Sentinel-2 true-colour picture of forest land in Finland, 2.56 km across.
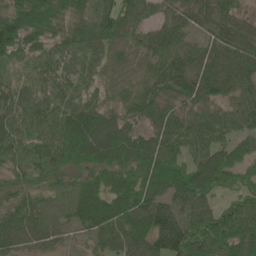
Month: June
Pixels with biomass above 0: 95%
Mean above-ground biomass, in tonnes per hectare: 70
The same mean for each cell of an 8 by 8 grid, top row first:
84 76 71 85 46 52 65 53
85 63 75 59 53 66 48 72
43 67 62 49 60 78 77 72
71 74 92 64 62 54 55 64
77 77 104 106 82 68 76 50
55 65 46 58 70 88 91 53
68 62 76 82 93 70 68 69
66 51 23 75 91 126 90 84
